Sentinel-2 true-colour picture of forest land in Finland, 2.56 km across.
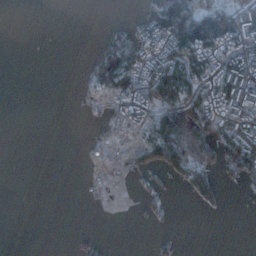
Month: December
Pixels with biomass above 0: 35%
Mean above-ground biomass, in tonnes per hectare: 38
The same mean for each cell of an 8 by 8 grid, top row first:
0 0 0 0 43 136 135 106
0 0 0 61 71 96 108 87
0 0 3 92 87 130 83 101
0 0 1 29 78 111 100 77
0 0 2 13 56 159 118 107
0 0 1 3 12 41 71 50
0 0 0 0 8 3 16 0
0 0 7 2 0 12 0 0
